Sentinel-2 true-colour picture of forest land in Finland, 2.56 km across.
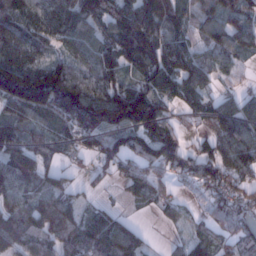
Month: January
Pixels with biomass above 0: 83%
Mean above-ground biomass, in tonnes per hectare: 84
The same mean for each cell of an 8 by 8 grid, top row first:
94 88 113 101 120 78 80 86
101 55 72 106 113 93 73 67
203 187 90 92 102 100 70 28
78 97 147 152 177 35 57 84
95 81 74 100 121 87 47 109
96 59 27 49 75 62 90 82
74 100 64 29 23 36 45 72
100 87 86 107 38 19 53 73
